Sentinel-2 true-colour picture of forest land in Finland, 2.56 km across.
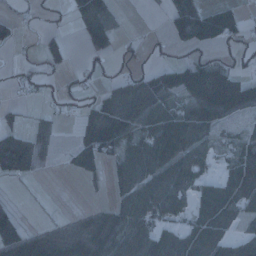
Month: January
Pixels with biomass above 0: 56%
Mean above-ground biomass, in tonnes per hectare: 38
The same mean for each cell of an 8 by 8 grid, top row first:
18 5 46 33 2 66 65 36
16 34 13 32 7 16 26 20
13 11 21 16 39 62 96 51
8 12 19 44 60 53 64 41
60 24 28 57 63 82 35 38
37 1 18 22 70 60 26 69
21 1 7 30 61 39 60 39
80 50 49 63 61 50 65 30
